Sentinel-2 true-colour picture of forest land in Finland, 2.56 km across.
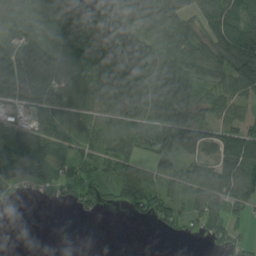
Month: August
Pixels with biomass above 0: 74%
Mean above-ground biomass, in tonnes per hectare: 66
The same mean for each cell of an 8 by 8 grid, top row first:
89 57 74 70 78 65 72 87
117 66 79 102 85 72 57 104
126 114 48 118 77 88 35 112
35 77 39 83 88 70 37 34
137 106 42 47 48 95 55 115
97 60 74 58 89 75 98 116
3 6 34 23 87 54 108 39
0 0 0 0 0 11 30 31
